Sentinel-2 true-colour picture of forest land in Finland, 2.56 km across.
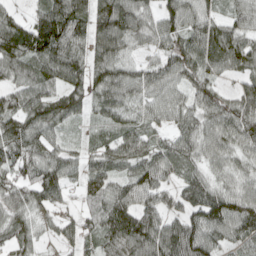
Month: April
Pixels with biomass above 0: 90%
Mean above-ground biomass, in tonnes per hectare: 72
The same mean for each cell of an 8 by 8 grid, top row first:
40 92 80 119 68 82 59 62
107 114 72 93 43 66 83 91
60 80 76 95 74 67 56 45
81 89 52 66 47 68 79 83
83 66 21 58 63 72 64 68
60 92 58 62 90 56 53 54
71 56 40 97 83 52 104 99
63 18 48 70 112 123 96 67
